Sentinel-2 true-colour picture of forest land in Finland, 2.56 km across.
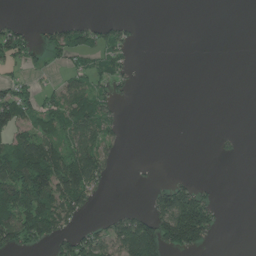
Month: July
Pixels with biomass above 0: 35%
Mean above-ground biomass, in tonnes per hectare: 45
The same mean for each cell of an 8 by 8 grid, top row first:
4 0 5 6 1 0 0 0
74 62 69 71 3 0 0 0
37 8 41 64 1 0 0 0
101 55 87 35 0 0 0 0
79 95 86 36 0 0 1 11
120 144 155 30 3 12 0 0
106 105 78 8 17 172 110 0
106 80 77 80 209 163 56 0
